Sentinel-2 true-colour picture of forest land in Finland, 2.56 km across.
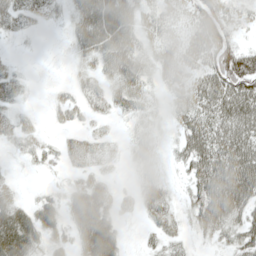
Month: May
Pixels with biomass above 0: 80%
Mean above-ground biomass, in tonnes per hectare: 42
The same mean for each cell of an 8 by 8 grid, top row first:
43 21 49 83 43 36 78 32
3 1 38 75 37 45 62 64
30 5 26 50 39 41 57 106
27 13 30 28 35 30 51 70
23 17 36 11 39 26 63 63
10 8 28 16 35 13 75 77
54 44 86 46 37 24 79 57
99 41 59 73 11 21 18 37
